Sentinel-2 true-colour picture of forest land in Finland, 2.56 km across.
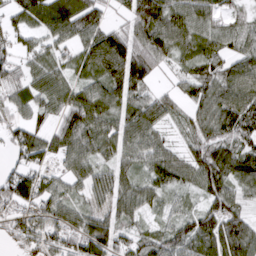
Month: March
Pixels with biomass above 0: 87%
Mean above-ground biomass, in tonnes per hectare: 76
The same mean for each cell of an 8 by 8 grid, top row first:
55 56 82 28 130 85 70 43
54 51 67 125 95 80 76 59
79 82 58 103 87 31 81 96
51 59 115 79 96 46 79 112
75 76 94 78 78 31 84 70
95 55 66 83 60 72 102 95
78 83 49 68 54 36 73 55
50 75 88 100 61 91 109 142
